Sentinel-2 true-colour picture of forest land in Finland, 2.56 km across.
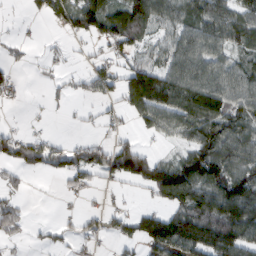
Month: February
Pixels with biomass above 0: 60%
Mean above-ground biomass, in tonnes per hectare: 68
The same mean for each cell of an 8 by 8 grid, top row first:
3 51 114 99 105 63 93 80
18 10 12 48 49 80 86 51
21 14 30 69 159 111 108 78
3 9 9 22 99 108 130 82
84 61 39 53 27 32 137 106
29 25 53 58 126 167 133 109
48 0 12 27 28 92 125 159
20 23 38 32 92 140 130 126
